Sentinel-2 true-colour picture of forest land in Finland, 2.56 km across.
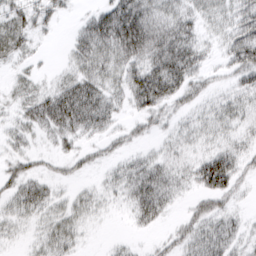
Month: March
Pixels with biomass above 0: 71%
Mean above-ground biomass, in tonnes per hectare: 30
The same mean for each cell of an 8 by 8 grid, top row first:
37 29 10 61 57 39 25 39
31 3 34 54 62 63 16 52
12 8 44 30 69 60 18 28
18 64 72 31 34 21 19 27
19 11 20 16 12 20 20 24
32 17 12 15 51 29 69 31
30 28 23 9 53 13 30 11
11 29 15 5 5 27 45 24
